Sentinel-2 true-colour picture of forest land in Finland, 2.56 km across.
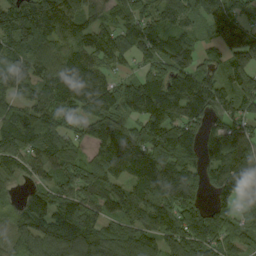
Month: September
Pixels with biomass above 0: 89%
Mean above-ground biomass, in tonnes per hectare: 102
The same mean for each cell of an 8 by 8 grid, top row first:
136 155 79 57 93 102 133 76
93 69 86 107 96 124 49 181
87 86 162 83 98 117 101 120
73 98 94 113 136 127 133 87
99 99 58 124 118 139 121 106
40 63 87 83 127 157 79 116
54 133 141 83 127 121 56 46
77 115 147 100 92 96 94 74
